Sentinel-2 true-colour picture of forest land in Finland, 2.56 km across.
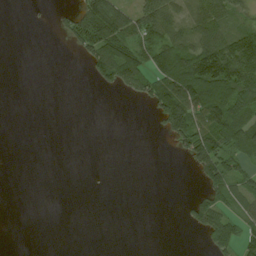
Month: August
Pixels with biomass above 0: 37%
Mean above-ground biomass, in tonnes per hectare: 36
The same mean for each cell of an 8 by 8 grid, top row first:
0 2 65 106 85 47 68 37
0 0 37 92 63 85 89 104
0 0 0 61 61 133 153 126
0 0 0 0 6 120 122 96
0 0 0 0 0 35 100 63
0 0 0 0 0 0 77 59
0 0 0 0 0 2 78 48
0 0 0 0 0 0 39 56
